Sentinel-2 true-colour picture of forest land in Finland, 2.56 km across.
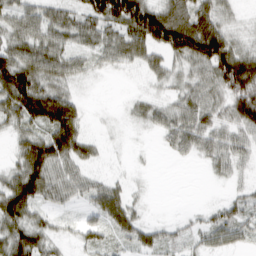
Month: March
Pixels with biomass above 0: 77%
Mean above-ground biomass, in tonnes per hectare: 45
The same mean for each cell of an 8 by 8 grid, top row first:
41 38 44 98 131 84 75 12
55 57 35 51 63 100 126 42
92 57 21 2 13 27 54 123
68 98 37 2 26 46 51 80
28 81 59 3 2 38 45 40
56 72 34 12 3 0 9 16
85 28 18 65 9 1 14 33
77 36 19 29 37 24 29 25
